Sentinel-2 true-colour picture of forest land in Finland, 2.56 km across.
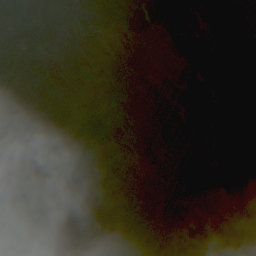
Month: August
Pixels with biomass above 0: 56%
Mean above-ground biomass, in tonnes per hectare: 29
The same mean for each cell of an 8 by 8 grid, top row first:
51 73 76 50 66 66 62 54
49 54 47 1 2 36 49 68
55 48 16 1 0 11 55 57
25 72 32 8 1 8 29 51
7 4 43 15 5 6 9 116
0 0 20 6 7 8 22 85
0 1 1 3 24 36 6 13
18 26 1 8 10 27 25 2
